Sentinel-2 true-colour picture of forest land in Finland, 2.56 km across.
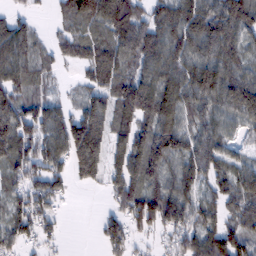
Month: February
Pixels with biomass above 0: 82%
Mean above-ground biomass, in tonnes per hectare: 88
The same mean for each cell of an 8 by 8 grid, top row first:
44 12 88 111 64 100 115 132
112 39 72 92 119 106 112 87
78 36 30 108 91 115 143 114
113 93 81 93 126 119 84 109
127 99 188 104 113 128 89 41
65 115 73 72 105 86 91 98
76 63 1 42 148 124 76 88
72 35 0 83 26 53 116 105
